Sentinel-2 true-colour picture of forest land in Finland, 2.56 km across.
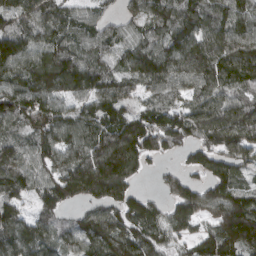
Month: March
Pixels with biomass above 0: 90%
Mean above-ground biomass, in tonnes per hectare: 109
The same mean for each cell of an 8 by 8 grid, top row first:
95 125 91 44 102 128 106 122
55 120 106 87 103 128 135 131
117 155 151 92 107 110 126 115
127 123 79 112 87 115 129 119
79 108 101 145 178 116 109 134
102 103 151 181 42 59 91 79
73 92 62 94 108 98 107 153
112 95 103 133 138 69 95 153
